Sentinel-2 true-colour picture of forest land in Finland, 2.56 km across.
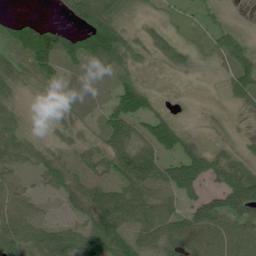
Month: June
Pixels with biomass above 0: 79%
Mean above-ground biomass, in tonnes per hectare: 59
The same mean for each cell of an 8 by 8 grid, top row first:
22 3 72 83 14 23 32 2
74 137 111 130 36 48 37 62
59 44 37 38 22 2 2 85
43 30 36 74 81 14 0 13
65 34 36 70 64 75 20 17
37 63 53 66 117 107 83 106
76 17 63 113 96 54 92 113
78 83 75 94 59 82 92 89
